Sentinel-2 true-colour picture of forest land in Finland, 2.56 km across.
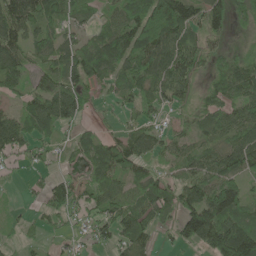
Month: June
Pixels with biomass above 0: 79%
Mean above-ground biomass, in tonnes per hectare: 70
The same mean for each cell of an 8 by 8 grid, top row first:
126 94 46 48 131 160 104 44
70 73 75 118 124 100 58 24
66 45 83 67 84 104 45 100
40 96 53 19 54 37 64 75
74 38 63 73 69 51 60 102
9 38 29 81 54 33 80 84
10 69 52 70 80 66 154 96
18 20 21 52 62 47 117 167
